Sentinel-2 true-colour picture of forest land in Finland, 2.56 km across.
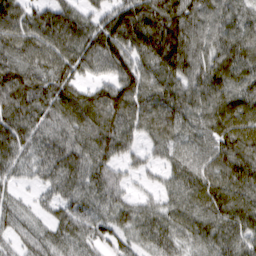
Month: March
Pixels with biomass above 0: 92%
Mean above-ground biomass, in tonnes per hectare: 86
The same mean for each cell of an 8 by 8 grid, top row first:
105 93 76 76 120 118 80 74
91 106 109 117 99 127 70 95
117 94 72 84 92 91 91 81
105 83 121 118 104 112 88 76
106 79 88 107 55 72 75 117
49 67 78 74 34 67 85 114
48 38 73 76 59 72 90 107
53 63 78 63 66 76 87 89
